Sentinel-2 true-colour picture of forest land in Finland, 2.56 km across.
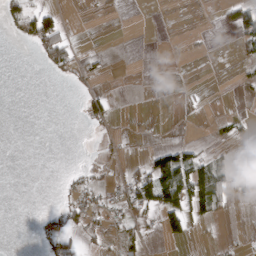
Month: March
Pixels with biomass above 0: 22%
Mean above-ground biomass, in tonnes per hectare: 17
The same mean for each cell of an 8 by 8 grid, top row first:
43 52 0 2 0 0 0 73
2 74 10 1 0 2 2 30
0 4 12 1 0 0 0 11
0 0 10 17 0 6 2 5
0 0 0 7 1 34 8 22
0 0 9 7 55 109 77 47
0 6 30 13 46 87 54 3
0 17 18 10 20 30 4 3
